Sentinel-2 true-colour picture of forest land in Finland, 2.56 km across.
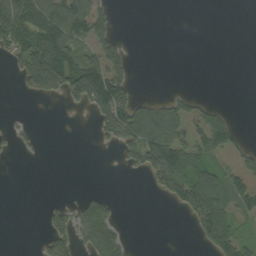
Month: September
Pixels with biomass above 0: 35%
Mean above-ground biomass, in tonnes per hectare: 41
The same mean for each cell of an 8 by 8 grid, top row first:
98 116 110 42 0 0 0 0
58 123 64 84 0 0 0 0
21 96 124 137 0 0 0 0
2 0 13 146 86 69 42 1
15 1 0 33 111 95 81 30
0 0 0 0 30 99 81 53
0 16 41 30 0 29 109 39
0 47 40 79 0 0 66 52
